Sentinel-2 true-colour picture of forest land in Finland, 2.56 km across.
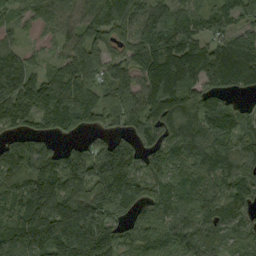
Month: September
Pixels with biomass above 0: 90%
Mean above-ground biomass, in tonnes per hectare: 116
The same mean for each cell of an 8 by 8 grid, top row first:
41 58 87 128 89 111 82 74
36 24 122 75 140 166 115 127
127 99 121 101 115 153 110 109
168 124 140 108 130 130 131 76
98 53 48 79 91 109 134 100
145 167 140 190 101 93 108 125
170 214 187 220 85 117 120 104
149 171 199 117 92 87 111 71
